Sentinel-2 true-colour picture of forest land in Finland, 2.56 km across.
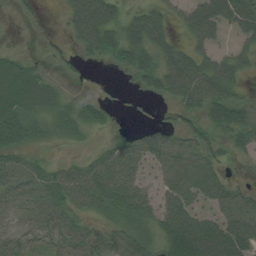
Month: August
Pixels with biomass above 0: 80%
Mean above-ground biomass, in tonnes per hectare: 45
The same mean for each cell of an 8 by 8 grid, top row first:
13 3 79 56 56 29 89 87
13 18 36 59 72 46 39 33
66 31 13 6 47 88 100 39
61 46 41 15 13 27 62 52
42 22 12 23 42 50 48 41
51 46 46 60 25 60 62 8
29 47 38 45 47 59 31 65
31 28 43 44 44 74 83 76
